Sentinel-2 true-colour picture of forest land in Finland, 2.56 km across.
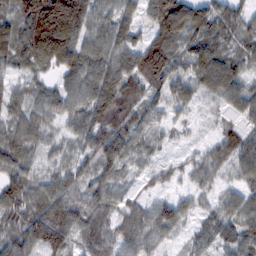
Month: February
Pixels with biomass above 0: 94%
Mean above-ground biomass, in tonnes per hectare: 76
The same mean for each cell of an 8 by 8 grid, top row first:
93 235 154 73 63 149 91 66
94 163 114 87 97 86 81 57
42 34 100 115 107 79 84 66
53 55 73 111 61 47 9 50
83 49 63 110 61 18 33 72
85 53 68 61 25 31 66 51
81 124 91 52 58 73 37 57
92 143 48 69 72 26 54 78
